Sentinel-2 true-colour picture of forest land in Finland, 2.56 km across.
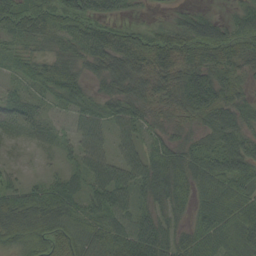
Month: September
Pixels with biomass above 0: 90%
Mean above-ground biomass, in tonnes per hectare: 54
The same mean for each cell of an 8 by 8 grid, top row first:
80 77 67 33 9 23 32 43
33 30 53 71 75 88 76 61
21 55 41 40 40 79 88 48
33 17 32 39 42 58 81 48
16 20 34 27 38 46 37 54
18 20 40 65 67 75 75 76
87 87 50 68 44 44 69 90
54 80 67 67 100 57 67 80
